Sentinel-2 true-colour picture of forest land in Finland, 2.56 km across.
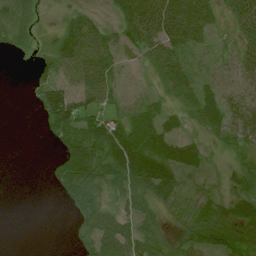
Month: July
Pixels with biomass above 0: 72%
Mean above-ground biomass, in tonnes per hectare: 35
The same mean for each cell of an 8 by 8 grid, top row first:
41 7 30 13 63 61 35 52
16 17 75 53 34 39 17 33
0 44 62 56 14 38 26 44
0 61 68 39 37 21 39 49
0 6 68 77 52 39 19 27
0 9 68 38 65 33 14 29
0 0 44 27 27 27 45 36
0 0 22 75 48 24 61 63
